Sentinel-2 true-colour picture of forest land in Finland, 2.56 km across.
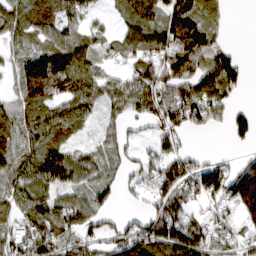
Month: March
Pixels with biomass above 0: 77%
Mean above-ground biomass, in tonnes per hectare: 77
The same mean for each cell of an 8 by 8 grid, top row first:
92 90 68 24 95 94 51 0
47 98 92 50 95 116 95 11
54 209 115 65 122 116 92 53
73 90 86 52 67 105 80 34
84 100 38 55 24 51 0 25
78 117 81 43 55 133 118 93
84 99 90 30 30 100 42 66
79 106 78 73 132 164 94 57
